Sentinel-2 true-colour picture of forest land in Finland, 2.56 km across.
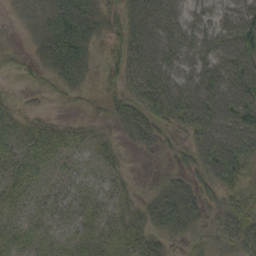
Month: September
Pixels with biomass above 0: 82%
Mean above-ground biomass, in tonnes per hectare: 45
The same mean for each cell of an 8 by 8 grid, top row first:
14 48 70 29 108 75 57 82
6 58 65 28 103 90 76 94
7 20 38 25 91 83 82 95
17 7 8 28 54 73 102 91
32 41 24 18 31 15 81 91
35 18 18 17 1 23 48 49
23 27 30 27 36 70 27 41
28 25 30 33 41 17 12 41
